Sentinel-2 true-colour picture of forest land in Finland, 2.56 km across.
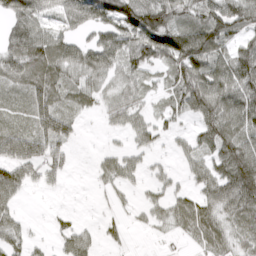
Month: April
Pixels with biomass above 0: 74%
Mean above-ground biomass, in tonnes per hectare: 64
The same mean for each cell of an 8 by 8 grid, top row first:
80 74 100 94 118 77 97 99
80 94 71 105 116 125 128 67
56 81 61 47 43 68 122 111
36 80 35 46 35 46 103 114
90 76 14 11 38 21 65 114
83 52 2 44 30 25 71 146
42 6 5 13 28 53 70 92
49 17 64 17 2 13 67 47
